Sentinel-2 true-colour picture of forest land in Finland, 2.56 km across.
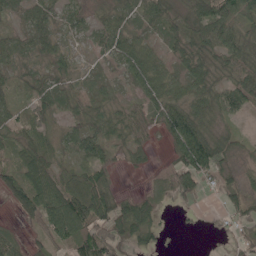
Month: May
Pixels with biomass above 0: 79%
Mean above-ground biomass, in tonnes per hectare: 40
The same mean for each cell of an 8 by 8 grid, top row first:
24 41 29 46 39 33 72 55
45 39 12 50 45 31 49 65
23 36 24 13 61 43 50 50
27 40 35 31 32 71 49 28
38 38 49 28 23 71 84 21
49 64 38 26 5 49 37 21
38 77 82 61 41 11 4 41
29 36 59 61 33 1 4 22
